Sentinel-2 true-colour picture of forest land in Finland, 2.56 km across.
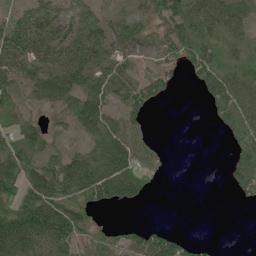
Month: June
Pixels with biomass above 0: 67%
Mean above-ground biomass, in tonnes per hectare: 47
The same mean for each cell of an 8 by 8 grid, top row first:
42 51 72 32 33 55 59 54
73 93 98 75 49 58 51 31
51 81 77 71 57 16 56 69
34 21 57 43 38 0 16 73
52 32 22 87 40 0 0 47
71 67 111 108 58 1 0 47
63 89 65 26 7 0 0 6
91 74 41 38 52 43 6 0
